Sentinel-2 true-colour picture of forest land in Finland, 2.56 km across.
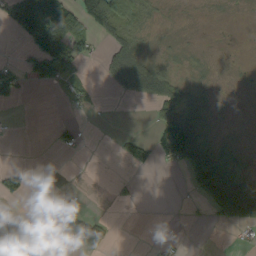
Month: September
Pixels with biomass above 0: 36%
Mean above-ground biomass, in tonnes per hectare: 33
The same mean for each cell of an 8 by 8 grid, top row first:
79 129 108 140 28 3 2 2
7 170 73 59 18 7 2 1
71 60 41 43 91 35 6 1
1 0 13 0 1 85 20 0
1 5 19 5 44 181 38 8
42 4 0 5 2 3 67 36
4 0 31 5 0 0 44 95
32 0 99 29 1 11 0 10
